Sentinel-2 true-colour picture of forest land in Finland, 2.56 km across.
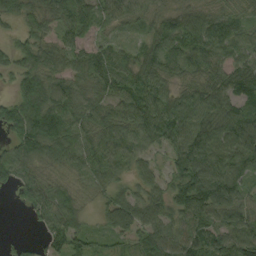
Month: September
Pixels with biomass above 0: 91%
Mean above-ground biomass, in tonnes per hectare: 72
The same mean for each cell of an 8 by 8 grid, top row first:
54 65 74 50 50 68 62 53
43 62 56 47 52 86 96 73
57 72 62 83 81 57 74 110
85 133 68 64 93 98 100 98
74 113 82 80 69 85 108 109
56 38 46 57 52 77 116 69
10 72 44 63 82 83 100 78
9 45 70 54 78 71 92 96
